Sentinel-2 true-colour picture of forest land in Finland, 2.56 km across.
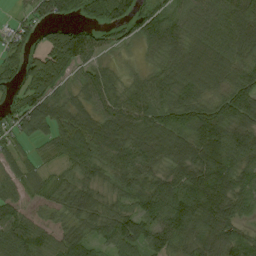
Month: August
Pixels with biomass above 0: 90%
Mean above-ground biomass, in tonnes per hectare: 68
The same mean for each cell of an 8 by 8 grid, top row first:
24 63 34 89 62 55 65 103
62 77 113 33 34 65 70 74
43 108 48 43 47 69 65 67
58 85 67 81 81 76 78 85
34 44 86 101 87 88 118 72
47 33 43 60 72 68 129 81
54 36 68 52 74 94 110 58
74 52 69 73 91 67 53 56
